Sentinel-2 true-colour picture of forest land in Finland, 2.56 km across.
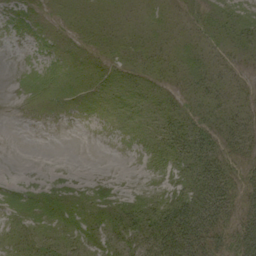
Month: September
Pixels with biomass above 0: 71%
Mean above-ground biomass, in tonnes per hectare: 15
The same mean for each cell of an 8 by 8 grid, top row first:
7 7 19 15 10 7 13 21
0 8 9 15 16 12 10 12
2 7 12 16 15 11 18 7
0 1 3 10 17 20 17 15
0 0 0 1 10 30 24 19
2 4 3 2 4 15 38 17
18 20 16 19 27 41 47 23
15 22 14 14 29 48 36 33
